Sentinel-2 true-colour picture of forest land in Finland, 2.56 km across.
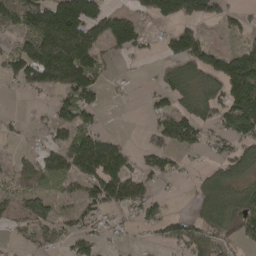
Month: April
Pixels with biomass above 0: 58%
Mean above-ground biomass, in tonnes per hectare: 76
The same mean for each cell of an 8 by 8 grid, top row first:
95 176 198 84 52 112 76 39
58 228 181 70 39 96 74 51
56 156 134 15 5 82 78 154
5 32 105 3 19 86 67 167
13 40 130 103 35 78 46 77
56 72 110 158 75 37 72 61
63 83 58 61 75 4 96 102
13 44 61 16 12 75 68 55
